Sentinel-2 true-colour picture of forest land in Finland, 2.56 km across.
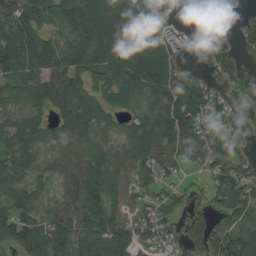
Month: August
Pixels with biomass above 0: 79%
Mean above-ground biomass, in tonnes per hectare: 74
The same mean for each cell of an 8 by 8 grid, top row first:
78 58 143 165 100 6 0 13
106 96 116 159 124 34 33 27
67 96 77 86 133 112 22 53
72 64 112 56 52 134 87 42
80 61 70 53 93 125 83 27
81 56 100 74 50 35 46 65
85 60 98 73 48 42 29 75
94 89 87 112 56 26 75 75
